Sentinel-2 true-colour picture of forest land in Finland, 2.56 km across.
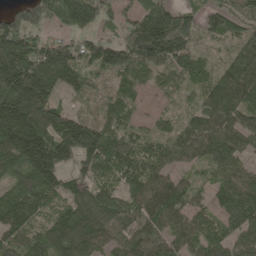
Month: May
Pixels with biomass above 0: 89%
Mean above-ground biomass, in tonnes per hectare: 121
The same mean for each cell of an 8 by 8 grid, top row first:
102 126 220 70 138 165 90 108
204 140 94 117 205 164 33 99
261 232 97 54 44 60 92 185
250 162 45 88 23 38 122 127
204 187 221 130 83 112 138 103
97 161 93 88 123 69 48 102
145 80 132 117 112 115 72 153
101 127 163 78 108 91 107 115
